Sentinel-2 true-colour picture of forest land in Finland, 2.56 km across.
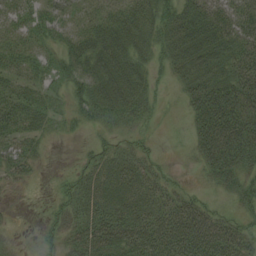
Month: August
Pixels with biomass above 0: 78%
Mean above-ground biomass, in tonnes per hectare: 39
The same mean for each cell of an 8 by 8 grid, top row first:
36 38 29 39 45 49 55 60
33 23 51 62 32 52 64 56
30 29 43 65 33 25 58 64
52 34 23 47 34 4 75 70
40 11 6 18 18 3 67 81
25 2 27 45 40 11 26 48
2 13 36 50 48 53 32 26
7 15 38 54 62 67 71 51
